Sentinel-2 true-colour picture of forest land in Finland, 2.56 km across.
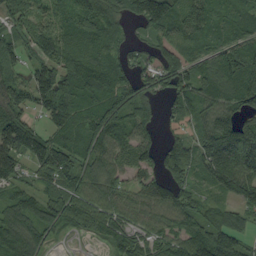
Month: September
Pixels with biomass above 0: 87%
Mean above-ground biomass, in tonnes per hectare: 89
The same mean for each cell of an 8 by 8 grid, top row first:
57 62 120 121 134 113 102 84
54 51 113 82 50 79 67 80
78 117 143 123 72 87 104 137
97 74 94 105 64 51 88 94
94 123 89 91 71 62 148 202
78 83 84 82 54 86 96 153
80 78 78 68 80 111 74 72
113 46 10 64 60 80 131 65
